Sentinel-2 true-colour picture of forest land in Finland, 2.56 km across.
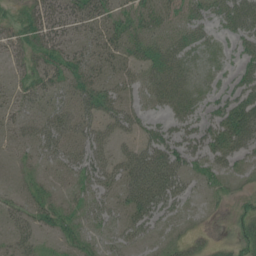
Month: July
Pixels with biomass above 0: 69%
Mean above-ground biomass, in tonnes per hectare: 29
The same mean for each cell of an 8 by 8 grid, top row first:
19 37 36 28 37 25 25 49
21 35 20 27 35 32 18 23
16 27 37 24 27 38 12 31
19 27 36 33 22 27 21 71
21 39 35 25 37 52 48 57
8 12 35 35 66 53 24 14
21 30 23 24 58 29 6 11
23 9 24 22 23 14 10 18
